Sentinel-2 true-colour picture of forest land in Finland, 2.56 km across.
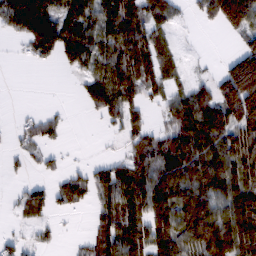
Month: February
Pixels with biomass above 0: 65%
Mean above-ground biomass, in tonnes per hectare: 80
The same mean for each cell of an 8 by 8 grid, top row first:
117 129 89 115 93 35 53 150
8 111 116 101 129 26 1 44
0 0 33 115 108 35 30 184
7 18 7 89 49 79 145 158
21 36 1 4 75 112 124 128
10 24 44 94 125 146 151 117
27 60 33 116 149 146 130 150
24 16 14 119 125 119 168 168
